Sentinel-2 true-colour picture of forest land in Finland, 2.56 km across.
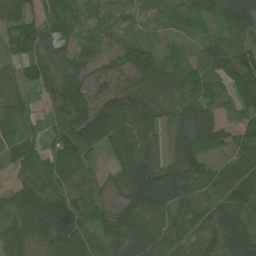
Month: July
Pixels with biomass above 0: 91%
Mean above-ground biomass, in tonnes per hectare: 64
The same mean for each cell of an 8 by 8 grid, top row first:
70 68 30 28 41 37 49 72
40 70 35 26 37 26 45 63
49 89 57 33 55 68 67 69
43 25 58 87 72 60 62 38
71 52 78 81 81 64 90 58
24 66 69 27 115 83 73 85
64 97 79 43 120 86 83 88
65 77 74 64 107 71 79 106
